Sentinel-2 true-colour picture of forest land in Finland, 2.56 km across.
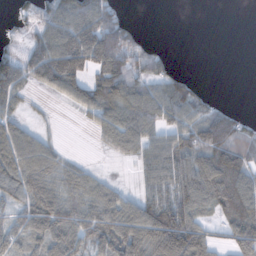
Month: November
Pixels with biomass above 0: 68%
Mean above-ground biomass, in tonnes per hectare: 68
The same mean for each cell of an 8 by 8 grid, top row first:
33 73 110 79 0 0 0 0
26 106 150 172 61 1 0 0
90 82 94 137 73 69 3 0
43 6 32 94 97 83 74 34
89 37 0 48 65 75 129 103
98 73 56 11 48 100 125 112
47 89 75 75 91 132 63 112
47 82 64 55 90 163 68 103
